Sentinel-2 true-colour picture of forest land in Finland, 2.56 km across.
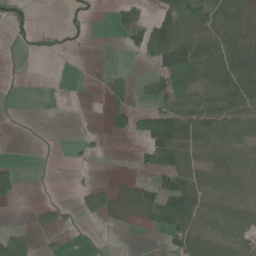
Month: June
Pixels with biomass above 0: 47%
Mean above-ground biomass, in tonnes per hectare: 35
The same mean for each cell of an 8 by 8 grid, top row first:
19 0 15 20 36 64 50 52
7 22 6 0 55 101 81 70
0 0 0 20 15 69 52 96
0 0 1 45 51 65 53 57
0 0 13 1 47 95 60 62
27 1 3 6 12 79 56 61
4 19 24 48 53 116 54 58
47 4 0 0 0 58 62 44
